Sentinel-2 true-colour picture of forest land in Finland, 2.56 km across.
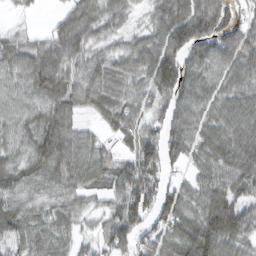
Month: February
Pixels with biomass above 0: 89%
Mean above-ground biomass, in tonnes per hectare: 64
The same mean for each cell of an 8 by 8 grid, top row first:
10 9 68 49 27 105 133 51
50 63 63 39 65 101 93 82
50 100 65 65 58 105 59 66
63 77 47 69 65 63 55 78
54 92 60 35 87 67 68 37
57 61 60 62 76 23 58 71
51 44 40 44 71 73 94 77
63 56 40 79 44 64 104 65
